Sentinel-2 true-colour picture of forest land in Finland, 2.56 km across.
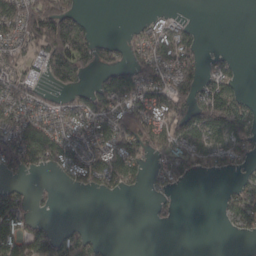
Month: March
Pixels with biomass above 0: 55%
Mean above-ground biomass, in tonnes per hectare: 65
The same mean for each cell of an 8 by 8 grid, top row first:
111 214 62 0 10 15 0 0
68 145 155 39 75 109 9 1
98 59 47 84 108 111 63 18
87 68 73 114 109 135 164 122
100 143 79 104 80 102 69 80
22 12 73 71 31 68 21 25
127 10 0 0 1 13 0 87
141 130 105 3 0 0 0 8
